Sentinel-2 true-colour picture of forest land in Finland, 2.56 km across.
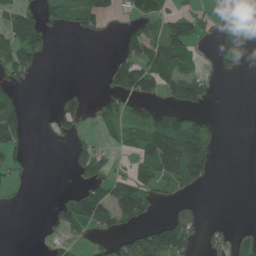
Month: June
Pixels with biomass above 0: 38%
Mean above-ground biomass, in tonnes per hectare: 43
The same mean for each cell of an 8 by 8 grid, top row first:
58 41 69 26 74 54 30 42
105 33 0 5 89 92 7 86
44 0 0 68 107 91 34 5
54 8 47 44 38 51 16 0
41 2 24 20 90 135 62 0
16 0 42 57 71 92 48 0
4 9 106 103 65 31 4 0
0 10 19 30 80 126 26 38
